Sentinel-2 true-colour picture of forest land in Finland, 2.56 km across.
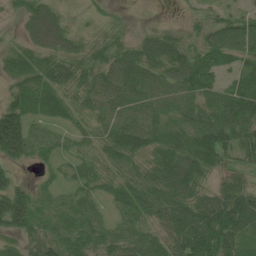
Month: June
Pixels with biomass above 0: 89%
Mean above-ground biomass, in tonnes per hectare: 63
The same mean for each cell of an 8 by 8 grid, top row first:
19 70 10 18 3 3 26 35
29 63 43 54 62 68 58 66
47 66 60 70 77 75 63 63
95 53 39 63 71 64 78 121
136 49 31 61 76 75 96 77
29 17 49 54 67 113 48 39
129 49 74 41 76 93 102 111
39 89 85 75 74 78 99 66
